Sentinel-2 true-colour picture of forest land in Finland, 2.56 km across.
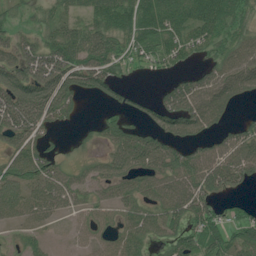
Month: July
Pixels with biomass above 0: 72%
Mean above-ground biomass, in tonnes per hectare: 59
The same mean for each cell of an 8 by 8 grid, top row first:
24 37 41 89 104 88 102 60
63 81 102 73 64 61 47 66
112 127 94 67 5 31 65 89
128 102 15 22 24 83 90 15
52 32 8 46 66 54 37 62
64 77 29 48 54 73 77 66
46 58 33 38 54 78 81 26
14 15 16 37 48 58 72 61
